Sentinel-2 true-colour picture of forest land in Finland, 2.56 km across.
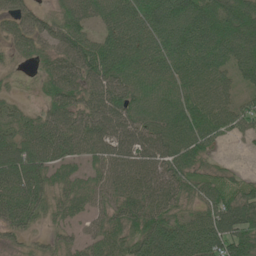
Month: June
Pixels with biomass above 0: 88%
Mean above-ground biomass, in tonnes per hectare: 73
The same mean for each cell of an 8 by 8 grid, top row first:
53 37 76 76 94 133 108 108
37 41 80 92 79 101 110 103
9 52 72 93 72 76 81 52
33 48 69 81 77 97 96 67
81 93 68 80 84 104 72 14
104 61 40 73 83 83 50 27
92 46 43 56 85 54 75 113
22 24 36 63 97 119 115 105
